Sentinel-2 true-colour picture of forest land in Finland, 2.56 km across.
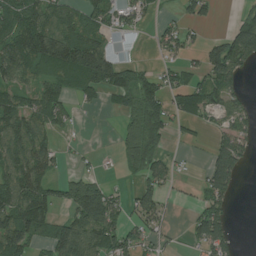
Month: July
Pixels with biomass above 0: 60%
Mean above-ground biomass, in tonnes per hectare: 71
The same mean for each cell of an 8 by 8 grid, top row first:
109 90 69 59 36 24 40 39
124 159 160 44 3 62 81 142
77 74 88 116 73 43 80 47
99 96 12 27 137 60 70 56
98 51 7 9 147 10 26 82
108 61 58 7 72 24 74 45
128 88 150 107 72 8 81 1
132 86 142 100 48 8 120 12
